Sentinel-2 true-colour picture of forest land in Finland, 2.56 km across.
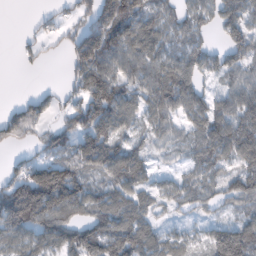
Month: February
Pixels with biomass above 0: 76%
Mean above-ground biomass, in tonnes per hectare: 81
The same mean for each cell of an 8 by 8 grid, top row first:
0 27 44 146 91 64 60 93
10 23 118 130 105 69 57 78
0 2 78 113 84 129 45 68
39 48 95 131 69 77 101 90
35 65 78 98 42 44 107 120
71 184 101 94 76 34 61 60
226 171 91 107 68 40 40 45
79 97 133 134 103 54 72 142
